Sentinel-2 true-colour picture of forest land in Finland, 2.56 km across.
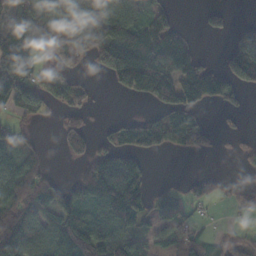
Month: October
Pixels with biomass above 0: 60%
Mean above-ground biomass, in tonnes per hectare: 65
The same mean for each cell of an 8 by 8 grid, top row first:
87 102 153 96 60 27 29 0
129 58 80 134 135 106 0 112
175 60 20 40 136 109 116 81
51 32 38 1 11 85 18 26
59 4 77 46 72 55 27 11
80 33 51 123 58 3 21 5
79 83 88 151 71 73 14 23
142 70 98 94 49 57 43 20
